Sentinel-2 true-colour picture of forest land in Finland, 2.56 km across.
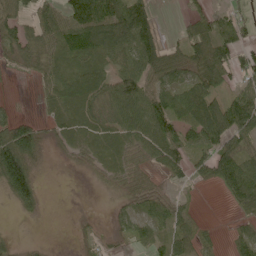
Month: June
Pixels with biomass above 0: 69%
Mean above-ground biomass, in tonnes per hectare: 53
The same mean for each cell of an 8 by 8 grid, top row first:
62 61 105 124 97 7 52 35
55 62 82 85 100 43 99 65
3 46 66 52 77 60 84 40
15 29 66 55 95 60 102 125
166 25 45 59 78 70 72 71
169 2 3 26 22 21 48 94
32 5 1 8 37 41 0 25
10 3 11 14 26 65 20 35
